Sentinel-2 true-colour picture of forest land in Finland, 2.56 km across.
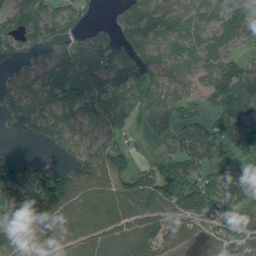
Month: August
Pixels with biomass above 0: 81%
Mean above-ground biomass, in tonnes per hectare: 89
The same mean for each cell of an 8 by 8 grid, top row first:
89 97 67 18 107 71 62 103
74 83 134 114 90 70 74 42
53 130 165 124 143 65 73 128
78 104 136 123 92 86 55 153
4 52 67 71 13 63 117 112
125 85 92 92 65 123 95 136
109 109 76 86 94 116 127 91
85 65 72 76 77 63 63 88
